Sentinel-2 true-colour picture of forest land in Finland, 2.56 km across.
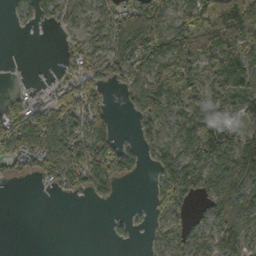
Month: October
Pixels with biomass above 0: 64%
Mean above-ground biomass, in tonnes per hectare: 74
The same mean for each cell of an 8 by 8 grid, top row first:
29 39 45 95 140 76 140 202
2 1 54 101 123 133 135 164
3 10 89 63 97 156 65 131
63 106 98 43 88 70 122 63
99 103 124 82 41 75 148 102
33 51 86 104 15 156 103 121
0 0 1 7 9 78 57 112
0 0 0 11 13 69 68 105
